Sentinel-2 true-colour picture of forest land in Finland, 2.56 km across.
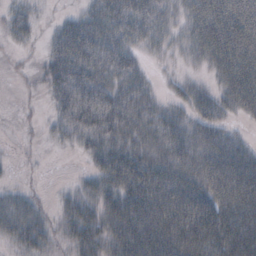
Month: October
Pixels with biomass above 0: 78%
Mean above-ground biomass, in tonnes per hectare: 43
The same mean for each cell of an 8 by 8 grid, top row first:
26 4 26 53 54 27 72 82
10 27 78 56 26 18 58 77
4 35 67 44 25 13 16 75
4 10 69 62 39 27 39 31
3 7 23 41 37 58 44 30
3 2 11 56 68 64 62 74
45 14 43 44 76 80 73 72
40 29 46 43 79 76 76 75
